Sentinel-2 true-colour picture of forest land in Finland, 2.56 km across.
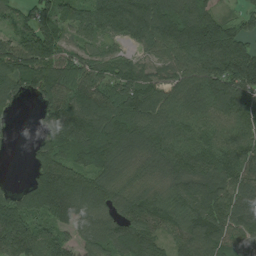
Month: July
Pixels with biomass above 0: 90%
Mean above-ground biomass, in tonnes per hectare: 114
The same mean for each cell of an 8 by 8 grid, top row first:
55 112 92 170 181 155 111 45
114 144 60 40 72 144 171 116
114 117 106 110 103 89 133 163
18 96 159 146 144 116 114 140
6 96 148 151 125 130 124 113
1 150 119 104 70 114 133 106
128 164 134 93 131 105 161 110
163 109 77 123 126 79 139 88
